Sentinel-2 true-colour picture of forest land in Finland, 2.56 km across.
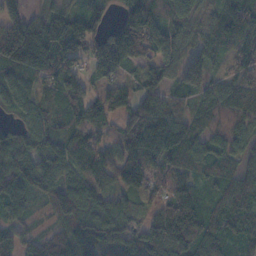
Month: November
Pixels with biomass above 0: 90%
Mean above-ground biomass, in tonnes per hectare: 96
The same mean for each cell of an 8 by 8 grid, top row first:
81 84 91 45 148 75 44 127
127 157 134 148 142 68 54 100
118 101 94 68 89 59 48 82
81 73 120 79 100 61 72 87
82 106 99 84 156 129 80 82
107 98 103 94 123 107 62 83
68 55 128 135 75 158 58 78
58 68 120 81 136 209 95 74
